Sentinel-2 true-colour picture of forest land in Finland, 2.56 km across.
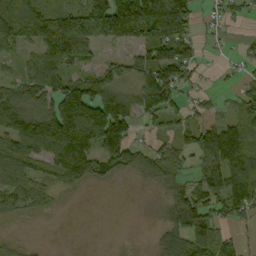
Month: September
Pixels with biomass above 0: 68%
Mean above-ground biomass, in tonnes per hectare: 73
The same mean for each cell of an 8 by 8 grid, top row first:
148 101 71 200 199 145 24 31
47 81 69 31 88 125 14 16
45 71 57 75 82 96 7 29
115 99 204 161 73 52 27 50
94 153 182 141 27 53 118 113
67 54 103 40 43 56 89 128
48 23 1 0 1 74 92 92
17 1 1 2 1 81 127 36
